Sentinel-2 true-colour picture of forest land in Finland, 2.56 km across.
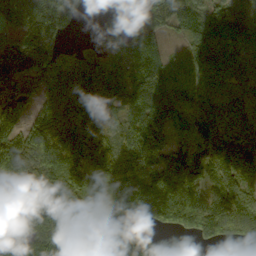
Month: October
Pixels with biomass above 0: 89%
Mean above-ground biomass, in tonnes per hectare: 124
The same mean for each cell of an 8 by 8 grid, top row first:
166 195 53 33 135 117 101 126
148 133 63 82 110 15 127 74
180 163 189 165 117 62 55 34
146 114 187 74 133 88 109 38
177 197 163 97 171 53 138 73
187 140 149 149 151 161 140 96
177 132 174 125 153 181 165 159
129 140 155 148 128 15 93 100
